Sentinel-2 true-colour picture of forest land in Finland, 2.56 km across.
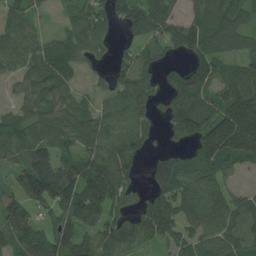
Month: July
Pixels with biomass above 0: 81%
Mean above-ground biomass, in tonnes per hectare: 99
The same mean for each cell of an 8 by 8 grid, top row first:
69 12 82 79 124 53 78 69
85 68 82 32 67 68 114 65
40 90 24 67 82 99 123 117
48 68 72 82 74 123 115 247
99 96 81 101 65 41 185 196
82 214 164 145 34 170 115 34
126 94 180 108 105 134 140 85
116 157 144 116 88 87 111 80
